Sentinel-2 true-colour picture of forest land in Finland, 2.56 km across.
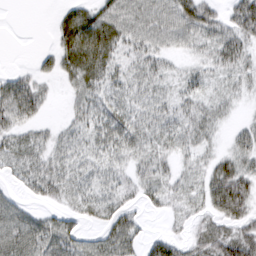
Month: March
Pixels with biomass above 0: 76%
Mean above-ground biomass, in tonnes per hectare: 32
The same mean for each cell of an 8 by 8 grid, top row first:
0 2 37 46 46 50 40 50
0 9 60 44 37 22 29 41
33 16 45 31 37 20 20 23
58 13 25 36 35 33 31 8
35 27 24 41 36 30 19 29
25 46 28 27 33 23 31 52
31 20 28 37 19 12 31 46
56 53 34 51 28 26 50 63
